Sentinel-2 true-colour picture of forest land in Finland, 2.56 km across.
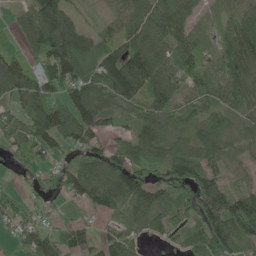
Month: May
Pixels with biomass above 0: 85%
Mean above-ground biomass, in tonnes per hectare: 86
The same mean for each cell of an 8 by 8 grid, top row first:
37 143 36 36 103 109 17 78
45 136 126 94 120 88 29 108
103 111 119 147 135 66 72 82
57 129 125 79 80 72 72 54
74 111 81 56 100 75 111 50
37 56 120 122 84 104 103 41
59 24 34 84 96 104 180 172
29 92 64 79 37 48 127 112
